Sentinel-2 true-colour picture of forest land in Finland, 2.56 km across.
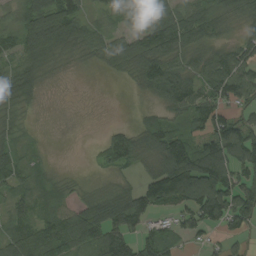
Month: August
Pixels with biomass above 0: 80%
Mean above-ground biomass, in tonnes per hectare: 74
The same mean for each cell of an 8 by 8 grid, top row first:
45 102 67 43 51 84 91 58
59 76 67 70 101 93 67 70
81 22 2 9 79 121 95 113
43 2 2 0 24 67 102 54
39 4 0 100 90 141 108 162
65 27 5 30 48 210 189 100
45 51 82 128 117 88 148 121
89 138 135 115 71 50 29 29
